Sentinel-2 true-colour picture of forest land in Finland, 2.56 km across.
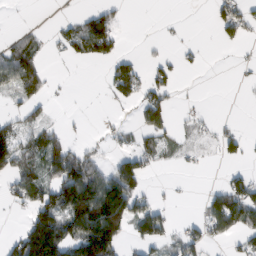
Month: February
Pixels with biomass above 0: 40%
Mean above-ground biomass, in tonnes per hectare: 44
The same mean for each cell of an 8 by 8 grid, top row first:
1 1 35 49 0 2 7 61
64 17 67 73 1 9 3 13
98 46 0 62 57 31 0 4
23 15 3 6 60 22 6 0
97 82 20 13 38 26 14 35
63 56 130 86 58 2 1 32
13 102 127 171 59 8 46 106
50 164 102 113 54 31 41 31
